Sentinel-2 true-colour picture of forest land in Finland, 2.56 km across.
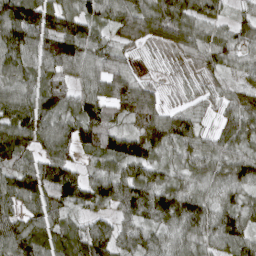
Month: April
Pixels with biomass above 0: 93%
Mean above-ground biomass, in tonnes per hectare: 88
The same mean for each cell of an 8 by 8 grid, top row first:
126 115 99 83 124 130 76 41
129 106 114 72 53 80 95 67
97 81 58 99 43 33 50 37
121 100 104 77 120 76 37 90
122 73 93 105 126 106 62 80
100 110 68 87 90 64 75 89
74 101 65 66 116 135 81 87
111 110 116 100 79 66 67 91
